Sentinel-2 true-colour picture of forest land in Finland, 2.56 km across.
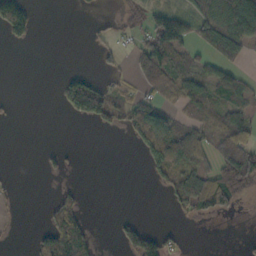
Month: October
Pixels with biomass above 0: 38%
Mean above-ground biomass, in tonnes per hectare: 43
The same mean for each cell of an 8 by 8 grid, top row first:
149 0 2 9 35 71 89 125
9 0 0 30 62 81 63 66
0 0 55 22 42 65 55 56
5 0 96 65 83 33 69 65
0 2 1 0 81 124 61 102
1 13 2 0 11 86 75 106
1 29 59 0 0 31 80 18
2 96 124 12 110 18 0 3
